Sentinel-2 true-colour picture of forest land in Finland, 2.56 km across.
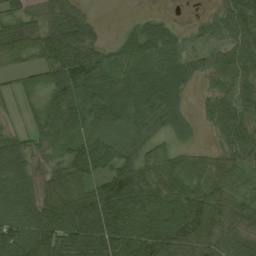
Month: August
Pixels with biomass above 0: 87%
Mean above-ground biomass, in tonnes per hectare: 53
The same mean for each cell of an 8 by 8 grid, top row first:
38 43 39 1 16 9 16 66
59 63 75 25 50 37 41 64
17 42 82 50 58 52 20 46
11 39 50 58 49 36 26 60
42 38 48 35 43 28 12 60
55 41 61 67 57 61 48 43
69 71 88 89 85 88 95 57
77 80 71 92 112 103 74 54
